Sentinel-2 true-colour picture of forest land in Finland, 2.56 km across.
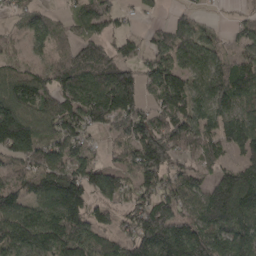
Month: April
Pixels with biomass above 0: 84%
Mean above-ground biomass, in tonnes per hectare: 105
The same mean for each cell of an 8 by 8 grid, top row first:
49 38 81 73 28 33 13 25
21 52 65 64 52 111 73 63
88 86 129 167 94 115 120 124
160 105 125 164 101 116 108 88
187 87 82 31 149 122 89 103
70 127 132 93 127 94 57 130
108 117 170 75 118 127 152 191
146 144 143 92 182 225 167 142
